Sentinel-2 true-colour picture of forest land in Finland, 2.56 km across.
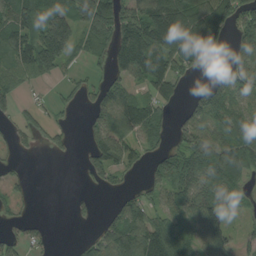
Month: August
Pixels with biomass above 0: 64%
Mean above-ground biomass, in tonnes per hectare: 74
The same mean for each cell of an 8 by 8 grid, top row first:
113 111 101 146 132 158 124 108
128 188 55 88 160 128 117 106
62 33 30 56 77 82 29 103
44 26 19 99 96 33 119 75
31 25 10 101 62 48 98 112
19 0 9 56 33 137 113 74
27 0 15 33 73 81 97 33
47 19 21 100 127 80 77 45
